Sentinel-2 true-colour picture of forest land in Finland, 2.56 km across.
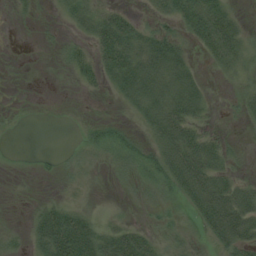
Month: August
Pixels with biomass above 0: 59%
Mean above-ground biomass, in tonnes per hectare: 29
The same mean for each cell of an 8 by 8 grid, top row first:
7 4 40 38 14 41 63 13
0 4 20 64 52 38 33 36
0 0 20 35 64 58 7 20
4 0 1 4 44 59 17 16
0 0 20 44 33 67 41 7
2 7 23 12 37 62 65 18
0 34 29 9 12 15 67 63
10 77 79 55 34 26 22 53
